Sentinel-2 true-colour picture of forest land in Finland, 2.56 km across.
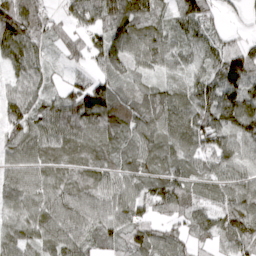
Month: April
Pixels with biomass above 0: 92%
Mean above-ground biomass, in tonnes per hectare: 75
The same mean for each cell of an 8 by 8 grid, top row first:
103 48 78 127 89 74 79 25
94 35 55 124 88 60 69 57
61 36 44 85 42 32 76 128
83 70 130 121 100 90 104 119
80 80 73 65 69 87 80 84
71 66 67 63 66 76 55 62
53 78 99 87 54 78 57 88
61 67 88 55 71 58 43 79
